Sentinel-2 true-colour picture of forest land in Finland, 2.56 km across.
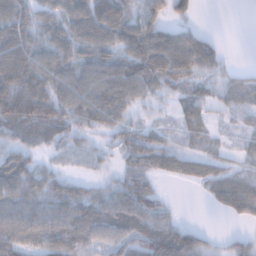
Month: January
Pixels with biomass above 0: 81%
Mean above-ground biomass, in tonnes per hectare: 53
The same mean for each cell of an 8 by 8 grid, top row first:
71 53 78 93 59 44 0 0
85 62 69 70 89 93 74 0
92 78 73 80 68 46 35 43
92 78 66 67 18 23 29 34
41 34 23 30 64 25 21 17
80 51 16 20 50 33 50 44
66 61 69 81 76 9 9 66
65 72 72 62 78 96 24 29
